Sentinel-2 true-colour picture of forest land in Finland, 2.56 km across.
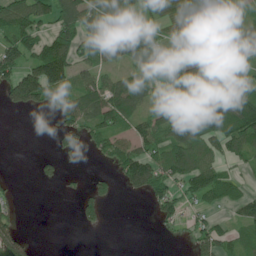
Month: June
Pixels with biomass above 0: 60%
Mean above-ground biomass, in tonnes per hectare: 67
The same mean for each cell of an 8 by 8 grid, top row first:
109 74 117 79 72 95 106 35
101 105 82 111 114 37 101 109
110 151 66 49 66 78 105 95
29 28 102 130 59 82 209 144
0 2 31 71 87 111 86 95
4 21 6 36 119 88 103 38
26 0 35 6 6 55 41 58
78 0 0 0 0 7 87 59
